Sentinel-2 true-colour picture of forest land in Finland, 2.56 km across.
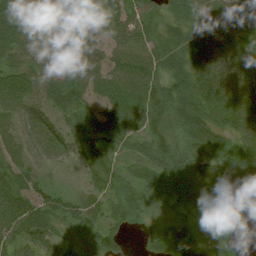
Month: August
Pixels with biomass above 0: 94%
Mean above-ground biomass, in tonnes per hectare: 57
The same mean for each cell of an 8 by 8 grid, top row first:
89 38 44 46 54 38 49 54
73 49 61 58 55 54 65 56
74 50 67 63 79 58 67 65
76 62 50 57 69 66 64 84
52 89 55 47 51 51 71 55
58 23 27 47 47 81 80 74
81 54 51 44 37 63 57 79
59 53 30 55 23 62 19 13
